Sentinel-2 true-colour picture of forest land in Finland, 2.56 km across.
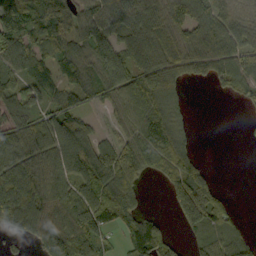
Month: September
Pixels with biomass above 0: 76%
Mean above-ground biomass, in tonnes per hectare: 82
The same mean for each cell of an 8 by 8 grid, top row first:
94 113 97 117 132 94 92 65
83 75 89 34 134 73 78 73
74 71 69 55 139 95 52 68
64 57 47 44 111 61 0 7
128 101 119 74 106 102 0 3
153 109 97 150 61 126 77 0
155 101 144 119 32 93 162 8
32 93 133 39 116 31 76 64
